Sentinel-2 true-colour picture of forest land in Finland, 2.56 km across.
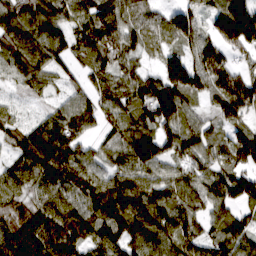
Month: March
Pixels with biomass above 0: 92%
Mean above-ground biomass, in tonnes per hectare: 100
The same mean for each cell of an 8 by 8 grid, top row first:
122 120 90 107 64 104 73 200
118 130 100 122 67 78 120 112
62 66 41 100 100 167 126 144
33 45 107 87 118 148 57 132
82 156 88 74 133 105 84 106
83 113 107 88 99 75 101 83
72 109 104 110 118 105 85 83
118 121 102 63 98 106 72 109
